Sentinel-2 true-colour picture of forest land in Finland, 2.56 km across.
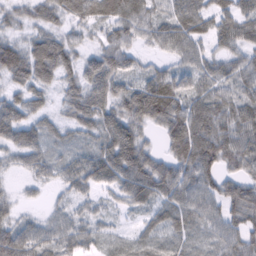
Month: February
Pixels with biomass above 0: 88%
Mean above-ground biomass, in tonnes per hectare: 51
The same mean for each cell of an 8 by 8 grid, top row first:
34 44 50 61 56 59 56 59
56 78 36 57 27 53 35 51
42 43 53 69 46 56 45 52
51 29 54 56 87 73 78 65
51 35 28 71 48 69 87 74
14 27 55 59 83 70 58 54
24 19 26 20 34 57 48 74
80 52 47 21 30 33 28 60
